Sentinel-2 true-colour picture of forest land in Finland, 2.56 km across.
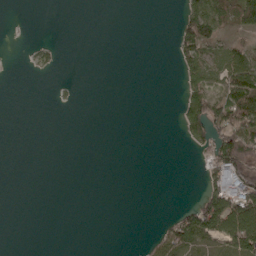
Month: May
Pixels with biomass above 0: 24%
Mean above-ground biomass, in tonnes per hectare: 26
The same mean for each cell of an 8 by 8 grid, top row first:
0 0 0 0 0 13 115 66
0 19 0 0 0 41 67 37
0 3 3 0 0 10 59 96
0 0 1 0 0 15 107 110
0 0 0 0 0 2 57 139
0 0 0 0 0 0 47 140
0 0 0 0 0 12 116 118
0 0 0 0 8 64 61 107
